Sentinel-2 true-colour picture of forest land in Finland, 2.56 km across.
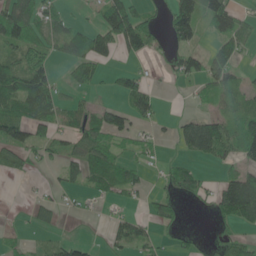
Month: June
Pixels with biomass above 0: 50%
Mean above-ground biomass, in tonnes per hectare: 41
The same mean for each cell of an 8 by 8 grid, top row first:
103 53 7 87 43 86 76 40
62 38 52 44 50 44 22 34
90 63 40 23 32 19 53 25
69 62 38 48 41 5 25 53
72 45 55 44 24 25 97 76
18 6 46 70 18 43 11 66
0 37 7 9 18 31 15 112
12 15 18 27 40 13 5 26
